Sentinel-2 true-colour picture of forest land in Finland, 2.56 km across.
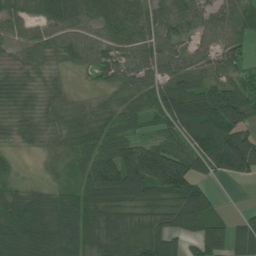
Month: July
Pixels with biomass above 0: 89%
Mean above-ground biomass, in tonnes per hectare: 67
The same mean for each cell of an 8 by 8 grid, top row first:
50 69 60 65 57 67 56 75
37 49 48 45 66 59 43 52
46 36 7 48 65 75 71 57
47 52 47 50 58 98 129 104
29 38 67 82 67 65 101 123
25 16 53 127 160 150 53 69
76 74 73 74 66 88 86 6
83 99 80 86 90 54 100 73
